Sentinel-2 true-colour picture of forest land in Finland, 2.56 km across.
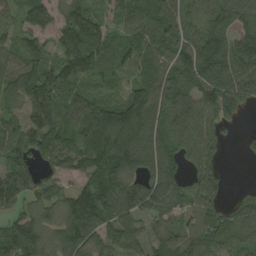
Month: August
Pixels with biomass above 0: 88%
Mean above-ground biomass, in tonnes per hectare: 115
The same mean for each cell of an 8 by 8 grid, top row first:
59 101 138 64 100 139 114 124
77 76 169 85 95 137 165 157
115 154 99 55 101 140 178 136
61 143 134 146 157 164 119 94
120 138 136 182 123 121 116 19
116 61 82 161 107 95 135 0
63 80 169 163 121 99 130 105
149 79 147 107 79 101 168 102
